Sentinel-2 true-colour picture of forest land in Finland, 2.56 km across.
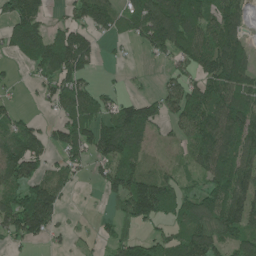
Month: June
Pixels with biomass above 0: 69%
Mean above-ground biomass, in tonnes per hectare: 82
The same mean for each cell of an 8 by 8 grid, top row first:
117 39 65 83 127 164 104 77
88 154 161 10 39 120 124 110
13 68 88 5 6 46 106 139
32 18 105 83 100 73 139 134
98 62 91 134 47 30 130 115
95 53 22 79 84 51 86 125
124 137 4 16 145 84 129 125
50 37 13 35 53 68 127 74
